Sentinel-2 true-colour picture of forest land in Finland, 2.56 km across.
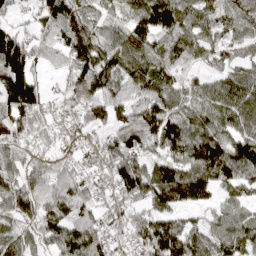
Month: April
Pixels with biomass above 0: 86%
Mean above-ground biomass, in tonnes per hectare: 87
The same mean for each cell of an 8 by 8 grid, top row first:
35 83 78 54 104 106 73 75
116 66 117 93 94 94 81 62
130 28 115 83 97 78 51 80
99 58 62 69 88 94 86 104
71 48 48 74 81 120 134 100
80 95 73 88 112 121 132 114
90 85 95 62 73 82 52 54
102 87 137 68 87 130 96 108
